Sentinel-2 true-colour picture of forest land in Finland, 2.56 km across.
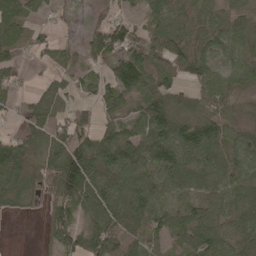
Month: May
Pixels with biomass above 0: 80%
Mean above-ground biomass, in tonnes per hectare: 75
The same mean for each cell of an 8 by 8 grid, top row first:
68 16 2 39 48 60 64 44
51 38 34 121 68 82 67 53
24 22 31 62 78 44 60 73
27 66 59 57 96 108 70 40
86 110 121 136 137 149 136 75
116 73 164 105 84 116 96 76
39 44 86 124 107 65 77 77
0 37 95 148 71 50 134 88
